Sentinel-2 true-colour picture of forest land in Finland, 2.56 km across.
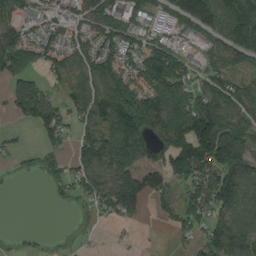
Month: August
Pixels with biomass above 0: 68%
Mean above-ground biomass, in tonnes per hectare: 86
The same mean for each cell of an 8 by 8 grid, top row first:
84 47 90 99 62 84 168 167
131 79 83 95 103 63 59 135
69 37 89 115 113 128 89 62
41 103 87 159 165 138 156 98
16 41 83 133 99 148 204 121
9 54 75 123 124 83 134 139
0 8 23 99 56 85 100 103
4 4 8 3 1 21 72 109
